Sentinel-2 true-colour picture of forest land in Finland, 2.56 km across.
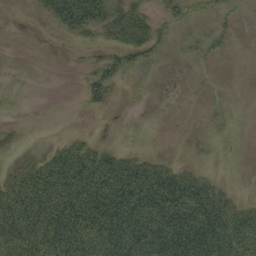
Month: September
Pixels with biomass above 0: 57%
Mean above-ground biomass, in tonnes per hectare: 38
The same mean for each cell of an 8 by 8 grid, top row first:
3 29 84 59 44 28 16 11
0 2 10 37 50 9 22 2
0 0 12 41 8 0 2 6
2 0 5 9 4 1 5 7
12 9 33 11 2 2 8 10
43 75 94 102 92 54 19 7
84 85 95 108 92 91 77 36
87 88 84 85 91 88 84 80
